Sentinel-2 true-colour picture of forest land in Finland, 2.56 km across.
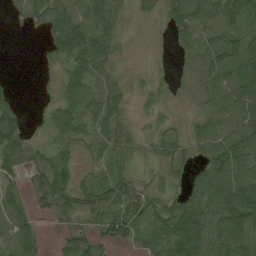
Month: August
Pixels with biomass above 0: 75%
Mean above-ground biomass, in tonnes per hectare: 41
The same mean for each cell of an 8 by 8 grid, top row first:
12 59 56 38 16 48 68 63
0 31 85 32 5 22 57 50
5 4 41 25 12 14 45 76
36 16 52 49 17 9 37 72
42 19 27 43 13 36 51 80
30 59 25 42 6 24 69 79
53 22 39 40 43 54 81 86
63 6 34 37 38 73 69 71
